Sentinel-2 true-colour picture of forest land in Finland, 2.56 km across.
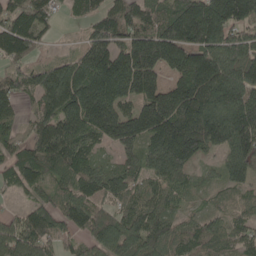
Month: May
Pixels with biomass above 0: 90%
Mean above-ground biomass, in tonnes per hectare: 126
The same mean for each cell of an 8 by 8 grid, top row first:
114 73 50 103 107 152 217 162
135 24 58 156 185 202 182 159
83 145 194 214 174 84 212 177
58 130 190 149 143 194 176 195
80 193 131 88 133 231 148 189
103 92 124 115 99 112 31 97
28 103 137 90 113 54 39 67
160 115 73 133 125 92 109 80
